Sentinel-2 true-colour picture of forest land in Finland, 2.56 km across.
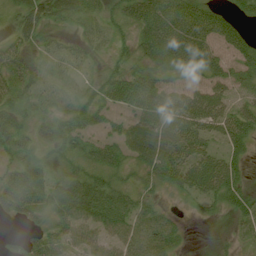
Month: July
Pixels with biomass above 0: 81%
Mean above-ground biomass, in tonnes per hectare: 46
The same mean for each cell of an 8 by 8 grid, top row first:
38 48 37 33 73 84 70 34
35 24 26 26 50 86 58 52
51 21 17 48 56 29 46 37
51 34 53 31 56 60 81 51
49 52 48 40 49 61 41 41
61 45 62 44 27 59 87 37
59 53 77 78 39 10 20 42
11 50 49 46 73 36 7 15
